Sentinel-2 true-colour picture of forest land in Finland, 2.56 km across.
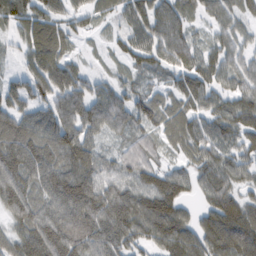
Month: February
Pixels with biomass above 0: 91%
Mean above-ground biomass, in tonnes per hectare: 73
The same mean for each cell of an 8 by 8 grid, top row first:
71 63 41 32 75 69 40 48
27 100 19 22 67 92 47 47
38 96 65 39 31 48 65 61
64 64 85 77 80 66 65 81
93 85 86 28 54 48 72 60
98 93 105 62 74 70 67 56
86 86 125 136 115 94 66 97
77 126 116 117 71 110 101 124
